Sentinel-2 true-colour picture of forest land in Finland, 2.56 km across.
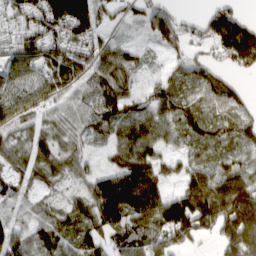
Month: March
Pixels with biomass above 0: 85%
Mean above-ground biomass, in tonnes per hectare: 78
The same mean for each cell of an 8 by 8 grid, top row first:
87 144 169 44 59 49 66 75
97 106 90 59 24 49 53 176
80 93 81 80 22 49 91 35
92 56 63 80 79 72 54 61
54 58 38 55 102 49 53 60
52 29 34 98 131 48 74 93
50 40 62 161 142 136 121 176
74 63 74 70 79 83 26 158
